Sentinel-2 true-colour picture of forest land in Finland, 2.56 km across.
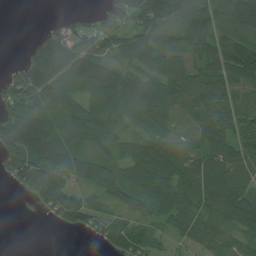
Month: July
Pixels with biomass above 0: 80%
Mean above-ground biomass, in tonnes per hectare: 77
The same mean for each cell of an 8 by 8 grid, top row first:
0 3 20 81 133 109 99 144
0 133 113 76 98 65 102 156
79 141 119 142 67 76 119 108
84 73 85 90 65 42 83 78
134 146 63 43 52 49 74 91
61 118 91 77 83 87 119 99
0 59 87 41 49 75 60 110
0 0 3 79 83 36 48 50
